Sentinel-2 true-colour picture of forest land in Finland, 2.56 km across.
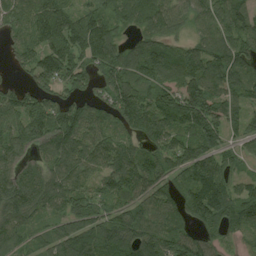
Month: August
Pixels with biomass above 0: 89%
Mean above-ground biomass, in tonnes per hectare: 106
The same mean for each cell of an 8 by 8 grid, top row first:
92 124 90 87 102 96 96 125
64 124 127 113 106 78 114 112
31 104 93 125 106 109 140 107
119 141 120 100 142 134 139 76
101 127 131 106 83 122 113 56
123 117 97 121 126 101 145 49
127 83 106 84 87 85 158 103
93 69 130 126 136 113 78 51
